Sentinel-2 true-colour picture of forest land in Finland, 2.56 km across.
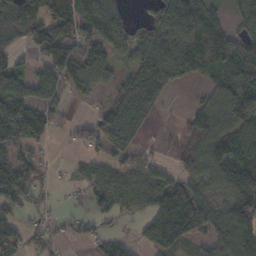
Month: November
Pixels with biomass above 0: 71%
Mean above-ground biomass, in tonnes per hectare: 83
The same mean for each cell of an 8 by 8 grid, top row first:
121 114 115 108 35 160 93 63
58 101 103 80 93 128 148 87
103 128 87 46 99 58 49 105
109 81 3 99 123 5 94 105
95 40 44 83 29 21 136 96
112 35 22 69 72 72 88 192
64 27 14 58 61 187 104 120
70 40 24 53 49 138 66 142
